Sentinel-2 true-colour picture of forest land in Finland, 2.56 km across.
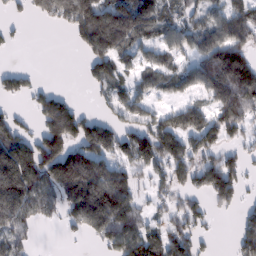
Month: February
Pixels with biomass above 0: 64%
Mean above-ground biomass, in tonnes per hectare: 106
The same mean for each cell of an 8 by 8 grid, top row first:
25 81 216 171 160 86 74 122
14 0 59 168 93 90 126 132
74 7 13 106 69 90 145 222
39 162 80 56 86 103 102 147
148 163 134 125 159 142 101 62
222 182 228 137 55 102 134 88
188 114 169 176 56 69 58 50
89 0 20 116 144 118 28 83
